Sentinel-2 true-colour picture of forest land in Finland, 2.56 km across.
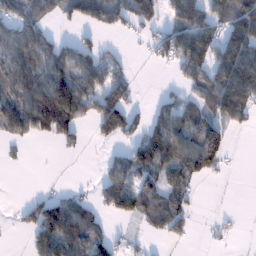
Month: January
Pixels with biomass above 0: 54%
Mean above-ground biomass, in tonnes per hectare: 62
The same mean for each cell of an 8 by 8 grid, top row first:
67 47 66 83 69 87 87 145
95 74 42 10 15 109 86 126
91 117 105 73 1 21 97 147
111 171 95 81 24 78 78 80
23 19 27 25 58 92 158 1
0 1 1 74 79 67 54 1
13 94 70 55 84 81 0 1
0 106 116 46 11 26 7 6
